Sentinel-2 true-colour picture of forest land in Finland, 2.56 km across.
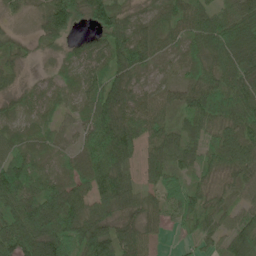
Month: June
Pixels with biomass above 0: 92%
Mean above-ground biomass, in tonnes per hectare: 57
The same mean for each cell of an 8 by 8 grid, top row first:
14 62 60 90 25 51 59 63
29 24 29 76 64 27 76 69
22 22 42 64 21 21 61 66
20 27 33 100 55 43 82 61
47 37 43 142 57 61 48 76
109 45 54 112 35 48 37 51
82 88 69 64 54 51 44 38
100 130 88 89 63 6 38 67
